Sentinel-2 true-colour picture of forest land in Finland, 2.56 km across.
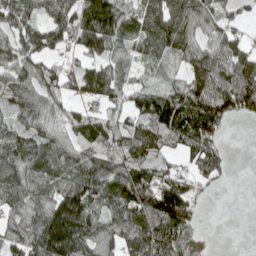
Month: April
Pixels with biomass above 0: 81%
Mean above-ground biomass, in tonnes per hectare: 76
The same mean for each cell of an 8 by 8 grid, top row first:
93 68 102 120 90 101 72 32
81 73 67 69 63 74 67 54
91 78 76 82 24 32 121 122
69 64 40 47 99 123 110 65
82 71 76 86 110 62 79 0
95 72 102 98 106 69 72 0
78 99 138 85 107 124 5 0
56 159 124 82 106 80 5 0
